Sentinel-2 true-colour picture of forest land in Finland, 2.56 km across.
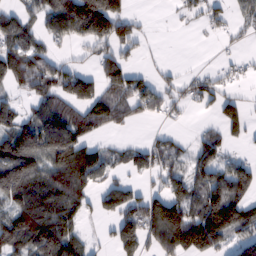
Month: February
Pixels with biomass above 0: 61%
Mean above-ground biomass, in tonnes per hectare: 93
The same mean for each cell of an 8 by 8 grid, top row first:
82 122 265 196 16 22 63 40
128 57 39 95 26 0 2 17
102 124 110 90 59 44 65 35
70 92 59 88 58 32 25 83
140 115 129 29 48 46 92 33
182 139 186 52 43 103 109 120
106 161 93 87 133 170 156 132
133 180 80 51 124 214 188 68
